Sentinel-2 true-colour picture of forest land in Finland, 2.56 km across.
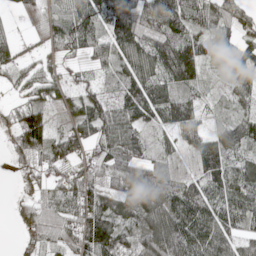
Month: May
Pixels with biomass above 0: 86%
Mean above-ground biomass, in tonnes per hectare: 73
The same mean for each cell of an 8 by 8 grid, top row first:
18 55 97 109 136 109 86 71
39 39 82 83 106 138 62 80
25 44 27 27 99 97 21 54
45 55 64 77 70 118 18 34
74 107 80 94 38 28 64 81
25 53 76 116 106 38 78 67
34 86 98 84 109 123 105 81
13 55 81 123 86 143 102 57
